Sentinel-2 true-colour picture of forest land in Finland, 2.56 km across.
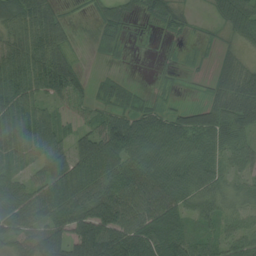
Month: August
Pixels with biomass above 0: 81%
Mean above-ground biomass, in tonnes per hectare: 54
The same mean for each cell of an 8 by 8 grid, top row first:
78 73 3 42 23 33 10 86
61 94 11 13 1 6 5 30
80 95 54 15 2 9 17 70
69 45 58 39 44 36 66 80
61 67 51 92 87 77 57 53
40 58 70 69 88 86 71 34
81 67 68 87 82 65 53 33
36 70 80 97 80 66 43 49
